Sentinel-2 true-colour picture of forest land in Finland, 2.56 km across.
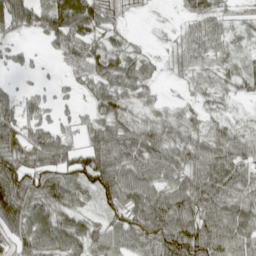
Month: April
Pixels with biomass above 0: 85%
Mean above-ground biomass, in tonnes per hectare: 55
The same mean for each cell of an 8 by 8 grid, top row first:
69 63 105 32 5 12 61 28
22 21 70 54 18 31 54 21
9 6 41 71 50 15 37 47
59 27 18 72 31 29 29 12
58 71 43 89 77 62 60 51
94 75 77 95 74 63 77 54
110 72 46 68 102 90 71 57
60 73 63 46 74 96 86 64
